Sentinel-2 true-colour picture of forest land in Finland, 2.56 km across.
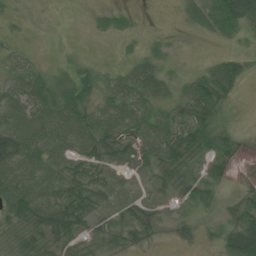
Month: July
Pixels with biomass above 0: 73%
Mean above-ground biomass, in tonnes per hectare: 31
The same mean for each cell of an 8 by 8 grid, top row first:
11 1 0 24 2 6 50 63
12 1 1 2 12 4 1 9
40 29 40 21 58 22 45 26
47 51 54 37 37 26 42 1
76 55 39 47 37 49 29 18
56 42 39 27 21 33 32 17
53 58 53 22 32 18 25 44
25 37 35 27 21 18 15 114
